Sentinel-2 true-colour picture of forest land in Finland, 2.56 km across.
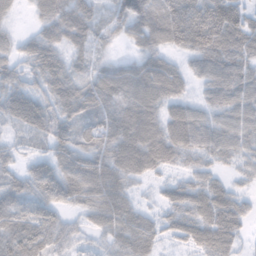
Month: November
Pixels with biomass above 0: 90%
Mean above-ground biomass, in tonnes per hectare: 65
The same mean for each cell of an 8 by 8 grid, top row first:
21 66 78 45 106 116 131 94
36 70 49 25 56 65 110 81
49 82 70 86 101 73 57 75
72 69 71 81 103 65 49 76
28 46 57 74 105 87 66 62
46 70 81 81 49 24 45 21
66 58 44 80 27 53 78 51
86 79 30 49 65 28 74 35
